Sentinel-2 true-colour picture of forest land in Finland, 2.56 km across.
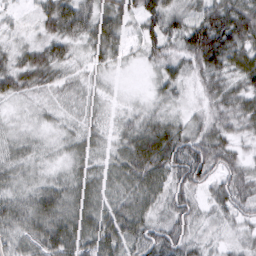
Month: March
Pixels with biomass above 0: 96%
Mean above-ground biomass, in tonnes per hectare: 47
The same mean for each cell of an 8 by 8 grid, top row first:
13 55 70 57 59 50 67 86
29 49 26 51 43 40 112 74
52 39 22 12 7 39 43 54
12 17 24 15 27 25 33 55
32 21 36 28 73 84 68 32
35 25 41 45 69 75 65 60
51 62 56 53 51 61 26 55
46 67 63 65 60 71 19 25
